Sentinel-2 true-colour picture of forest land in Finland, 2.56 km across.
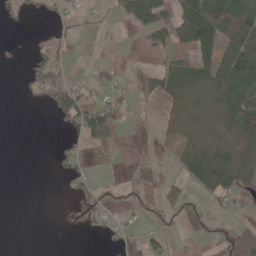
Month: May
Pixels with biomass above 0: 40%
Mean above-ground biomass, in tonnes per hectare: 33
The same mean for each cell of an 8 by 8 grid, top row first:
15 13 15 10 76 76 166 69
4 22 5 2 16 41 114 83
2 41 9 23 15 75 74 111
0 18 88 60 5 23 39 86
0 1 34 28 1 28 32 31
0 3 26 1 13 22 68 63
0 0 27 25 24 60 23 16
0 0 1 12 39 8 31 81
